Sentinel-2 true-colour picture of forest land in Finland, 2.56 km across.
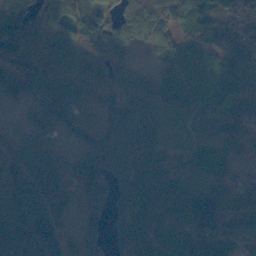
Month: November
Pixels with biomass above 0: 85%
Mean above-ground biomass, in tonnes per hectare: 76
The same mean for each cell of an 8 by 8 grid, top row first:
74 94 82 65 125 95 91 102
92 84 76 86 54 77 65 118
82 44 73 65 34 63 48 57
15 85 103 106 53 40 51 64
60 74 56 107 70 32 47 45
125 90 70 81 90 54 37 49
104 91 38 89 105 113 148 67
103 104 62 51 89 79 98 64
